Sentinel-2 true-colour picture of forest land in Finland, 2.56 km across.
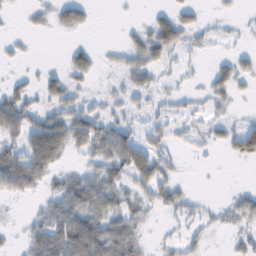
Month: February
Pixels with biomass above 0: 52%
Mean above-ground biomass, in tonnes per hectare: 24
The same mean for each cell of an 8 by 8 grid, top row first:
2 15 26 1 4 30 5 6
7 0 17 7 42 36 10 10
10 22 16 7 23 11 19 23
47 28 36 16 19 16 15 6
30 80 35 55 39 15 15 46
56 31 27 37 52 17 1 0
2 26 56 42 27 25 10 34
7 59 78 59 16 14 11 16
